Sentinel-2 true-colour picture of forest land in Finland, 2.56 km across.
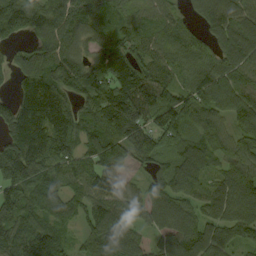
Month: September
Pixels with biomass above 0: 91%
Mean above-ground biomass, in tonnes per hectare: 102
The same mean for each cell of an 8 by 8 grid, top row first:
113 89 91 71 60 50 113 123
33 77 74 108 73 80 70 157
42 118 108 133 125 69 113 125
92 114 70 177 140 151 126 119
101 103 84 102 150 105 103 87
123 118 99 109 51 116 81 118
125 107 77 111 88 124 93 116
127 126 53 129 53 136 134 82
